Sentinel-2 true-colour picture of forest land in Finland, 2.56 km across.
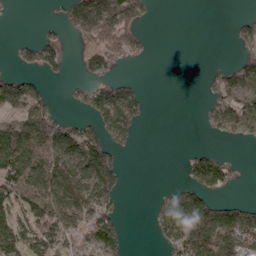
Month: April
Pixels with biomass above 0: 45%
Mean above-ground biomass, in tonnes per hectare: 63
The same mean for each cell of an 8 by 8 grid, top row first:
2 5 197 240 53 0 0 19
27 85 23 138 35 0 0 36
70 23 31 71 10 0 34 92
66 74 29 155 45 0 32 99
177 123 111 68 1 0 4 12
126 91 91 76 0 1 135 8
74 108 91 43 0 93 102 70
95 108 67 79 0 107 148 104
